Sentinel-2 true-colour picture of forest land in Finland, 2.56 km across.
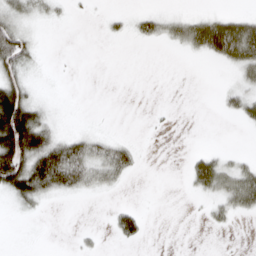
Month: April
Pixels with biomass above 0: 34%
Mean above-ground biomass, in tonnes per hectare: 23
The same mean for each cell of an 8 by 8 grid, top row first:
34 14 2 8 17 18 28 30
76 1 0 0 3 13 67 89
54 1 0 0 0 0 0 24
153 20 0 0 0 1 0 30
149 65 38 29 2 0 1 0
124 86 55 40 2 0 69 49
13 6 0 10 6 0 13 33
0 0 5 8 16 0 0 1
